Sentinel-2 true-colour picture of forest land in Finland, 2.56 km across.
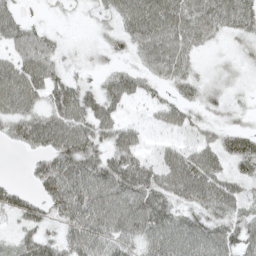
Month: May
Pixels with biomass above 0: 85%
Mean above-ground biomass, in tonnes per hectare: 51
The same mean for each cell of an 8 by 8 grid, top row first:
36 8 8 39 88 79 71 69
47 48 16 26 59 66 21 19
82 66 29 41 36 46 22 15
66 60 70 46 11 46 26 19
34 70 83 51 25 28 40 58
2 71 78 82 72 85 82 41
53 51 75 86 84 51 60 47
36 44 62 60 60 75 71 60
